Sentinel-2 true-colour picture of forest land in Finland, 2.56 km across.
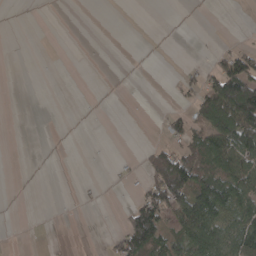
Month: April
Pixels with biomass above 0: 27%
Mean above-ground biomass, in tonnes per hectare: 31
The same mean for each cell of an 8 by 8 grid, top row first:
0 0 0 0 0 0 0 1
0 0 1 0 0 0 3 26
0 0 0 0 0 13 50 152
0 0 0 0 0 22 97 170
0 0 0 0 9 43 88 126
0 0 1 3 31 131 84 92
0 0 3 0 108 82 119 80
0 2 0 24 131 54 111 107
